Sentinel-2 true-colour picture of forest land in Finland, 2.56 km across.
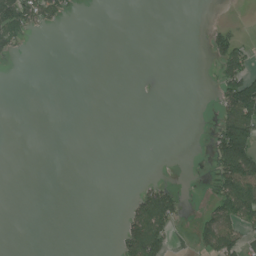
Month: July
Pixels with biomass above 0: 17%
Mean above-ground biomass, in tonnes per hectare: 27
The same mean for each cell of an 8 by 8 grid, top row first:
144 70 4 0 0 0 0 2
40 0 0 0 0 0 31 60
0 0 0 0 0 0 2 118
0 0 0 0 0 0 4 148
0 0 0 0 0 0 21 187
0 0 0 0 2 0 25 163
0 0 0 0 109 67 33 123
0 0 0 6 169 16 82 81
